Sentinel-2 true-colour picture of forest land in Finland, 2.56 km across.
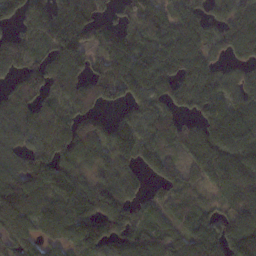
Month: November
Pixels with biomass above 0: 86%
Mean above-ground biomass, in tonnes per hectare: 102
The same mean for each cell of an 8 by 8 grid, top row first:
111 161 153 53 119 103 70 92
109 96 131 130 98 120 88 82
77 140 91 125 120 121 100 79
121 78 101 41 108 76 96 94
72 82 124 122 109 86 129 111
100 110 88 105 58 70 89 105
119 85 142 171 84 65 64 98
91 66 112 109 98 88 126 152
